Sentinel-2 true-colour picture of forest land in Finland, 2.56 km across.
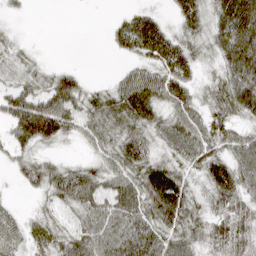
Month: April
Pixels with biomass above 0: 81%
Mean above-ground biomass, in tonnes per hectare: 51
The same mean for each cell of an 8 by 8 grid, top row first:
8 0 0 8 45 37 51 102
27 2 0 17 71 66 35 110
38 40 33 18 64 69 25 79
77 104 67 61 70 53 46 54
42 33 20 51 56 68 61 61
17 54 62 54 72 62 58 72
17 28 59 76 74 79 39 63
43 45 62 84 95 67 54 74
